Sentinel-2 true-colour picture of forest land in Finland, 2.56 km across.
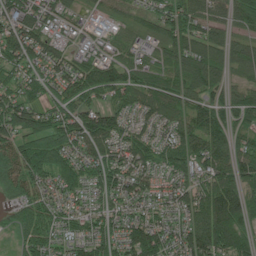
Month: June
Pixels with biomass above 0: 89%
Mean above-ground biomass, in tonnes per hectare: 82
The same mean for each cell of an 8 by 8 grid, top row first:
93 59 34 43 52 113 82 84
103 75 43 44 47 97 103 61
64 76 104 106 72 82 112 35
99 60 89 82 75 82 105 91
84 99 85 86 89 94 110 67
83 82 75 106 78 62 93 94
50 68 47 64 66 84 159 119
30 74 74 89 146 89 140 102
